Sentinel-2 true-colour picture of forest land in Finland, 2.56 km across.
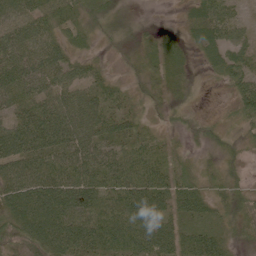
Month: June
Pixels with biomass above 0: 93%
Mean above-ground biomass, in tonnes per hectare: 51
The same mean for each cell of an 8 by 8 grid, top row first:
66 60 39 24 14 6 58 35
76 62 25 14 27 25 46 45
85 69 48 26 22 27 12 59
58 74 90 55 20 26 8 38
89 82 77 62 44 14 19 14
74 81 71 71 76 41 20 14
70 83 74 64 74 49 34 37
42 87 86 87 83 76 77 24
